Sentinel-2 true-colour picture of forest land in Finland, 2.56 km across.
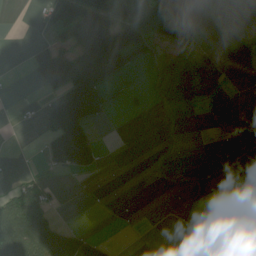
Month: July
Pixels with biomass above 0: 33%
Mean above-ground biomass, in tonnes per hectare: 46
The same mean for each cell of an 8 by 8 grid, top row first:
0 40 142 115 26 120 102 10
0 59 130 190 59 43 26 94
2 93 160 59 7 30 86 70
3 54 161 18 9 3 44 32
0 55 189 0 0 1 0 4
16 16 25 0 0 4 1 0
125 64 0 2 0 1 2 0
148 163 101 9 0 0 1 1
